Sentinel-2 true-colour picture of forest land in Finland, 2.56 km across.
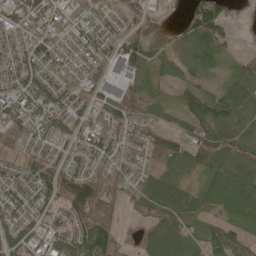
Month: May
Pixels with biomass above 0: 85%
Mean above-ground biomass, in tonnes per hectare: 79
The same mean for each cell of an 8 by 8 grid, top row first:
78 87 51 61 61 10 132 18
71 79 69 73 86 66 111 17
94 77 50 58 59 47 36 83
112 111 60 71 53 46 120 106
59 75 70 68 100 79 136 105
75 115 110 65 72 90 77 110
92 79 137 51 68 119 74 107
92 69 131 85 58 99 79 60
